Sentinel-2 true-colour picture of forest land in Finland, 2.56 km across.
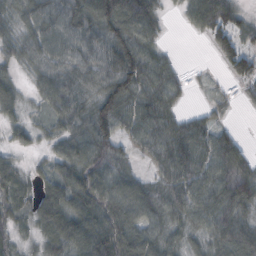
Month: October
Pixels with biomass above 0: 85%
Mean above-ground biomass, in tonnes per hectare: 68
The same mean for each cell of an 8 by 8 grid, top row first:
58 87 93 115 105 11 102 44
54 69 85 100 88 7 15 60
38 77 75 95 99 54 8 38
44 55 74 100 88 48 26 7
37 34 90 88 65 96 75 36
54 49 93 97 40 81 81 90
51 83 87 95 103 62 65 81
33 57 96 108 96 49 53 92
